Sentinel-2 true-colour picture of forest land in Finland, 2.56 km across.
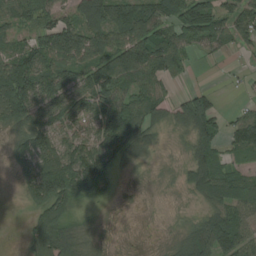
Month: August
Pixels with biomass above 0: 74%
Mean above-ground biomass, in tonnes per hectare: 79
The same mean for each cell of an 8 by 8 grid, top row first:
82 74 104 137 133 99 98 88
60 112 117 120 155 102 46 34
174 111 86 132 100 38 1 6
121 102 84 141 101 60 116 33
48 114 96 151 57 9 76 88
33 165 156 80 4 11 134 59
1 113 27 5 2 3 65 95
1 150 61 4 1 26 136 110
